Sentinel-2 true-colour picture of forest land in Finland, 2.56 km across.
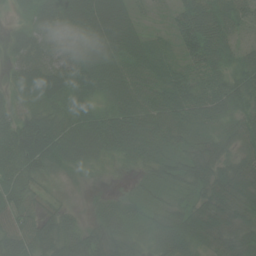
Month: July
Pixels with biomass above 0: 93%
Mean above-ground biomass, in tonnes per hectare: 51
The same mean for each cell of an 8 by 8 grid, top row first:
17 50 70 75 13 38 69 42
37 42 55 76 56 35 80 36
37 71 66 70 55 55 52 49
39 53 46 59 65 54 60 44
71 85 64 54 63 47 49 46
58 25 11 7 30 52 74 76
52 21 14 40 37 49 69 64
55 63 48 52 37 77 53 61
